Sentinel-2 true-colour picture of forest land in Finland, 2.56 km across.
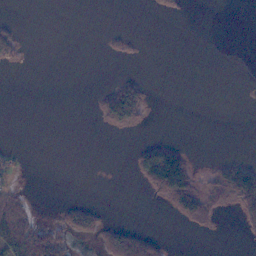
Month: November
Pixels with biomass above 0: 17%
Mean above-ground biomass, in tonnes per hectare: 16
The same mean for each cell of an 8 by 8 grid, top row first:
1 0 0 0 0 5 0 0
25 0 0 5 2 0 0 0
0 0 0 8 13 0 0 0
0 0 0 75 32 0 0 0
1 0 0 0 19 21 0 0
11 0 0 0 63 159 18 106
39 1 28 1 0 46 33 61
74 55 13 46 45 0 0 6
